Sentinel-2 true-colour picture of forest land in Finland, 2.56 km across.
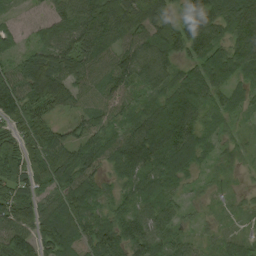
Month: August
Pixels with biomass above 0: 92%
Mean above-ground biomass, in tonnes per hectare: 69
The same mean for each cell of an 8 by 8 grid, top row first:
20 50 110 130 77 60 120 98
34 59 88 60 80 90 96 92
73 104 53 72 73 76 115 47
88 52 46 45 60 124 54 35
68 87 59 63 133 104 37 26
93 86 77 38 73 53 19 14
90 62 89 48 55 46 18 20
100 93 83 93 93 40 22 30
